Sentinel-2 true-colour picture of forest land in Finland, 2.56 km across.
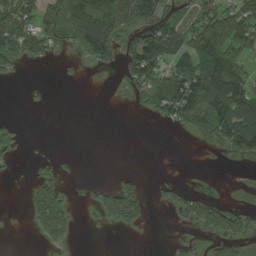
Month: August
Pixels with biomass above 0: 41%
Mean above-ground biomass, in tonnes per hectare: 39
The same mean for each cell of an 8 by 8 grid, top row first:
94 96 126 106 92 47 82 90
58 48 54 68 97 81 126 80
5 1 2 1 73 76 139 67
0 2 0 0 20 80 88 92
13 0 0 0 0 0 14 79
1 18 3 4 5 1 2 0
0 84 4 47 18 24 47 26
0 26 2 0 0 7 17 49
